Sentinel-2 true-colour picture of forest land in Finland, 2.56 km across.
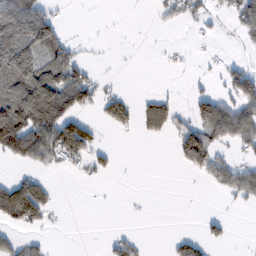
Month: February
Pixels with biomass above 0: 35%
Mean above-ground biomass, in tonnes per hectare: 44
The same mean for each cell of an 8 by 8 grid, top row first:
148 58 0 0 1 31 30 81
210 90 13 1 1 8 6 9
155 113 84 3 0 1 8 87
147 132 51 58 48 38 80 75
130 121 109 8 5 48 79 45
26 21 12 16 0 0 38 57
133 57 0 1 2 0 0 10
27 10 0 23 11 24 33 0
